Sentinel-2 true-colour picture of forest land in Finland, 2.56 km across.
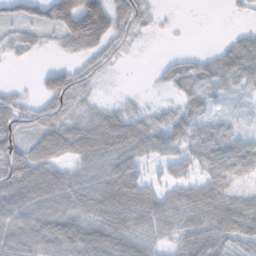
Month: November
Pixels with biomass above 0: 78%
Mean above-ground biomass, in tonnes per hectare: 54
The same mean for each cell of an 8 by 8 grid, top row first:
38 56 143 82 42 1 0 10
34 14 54 44 4 2 6 58
2 45 47 7 1 29 38 46
78 60 34 37 23 31 29 8
74 78 82 96 67 46 70 50
121 95 56 77 38 32 57 44
104 91 70 94 90 71 92 74
89 81 88 93 52 47 97 67
